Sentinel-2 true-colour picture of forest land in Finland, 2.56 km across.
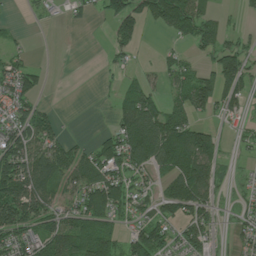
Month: July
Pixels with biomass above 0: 62%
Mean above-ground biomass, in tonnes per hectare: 63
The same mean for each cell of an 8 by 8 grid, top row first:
5 12 18 86 81 121 46 16
19 0 0 35 11 17 50 62
79 11 0 10 34 54 88 114
57 27 0 25 124 70 51 37
93 77 19 75 142 117 103 16
135 108 73 107 52 96 111 7
171 83 96 137 48 84 68 24
67 89 100 82 129 55 53 38
